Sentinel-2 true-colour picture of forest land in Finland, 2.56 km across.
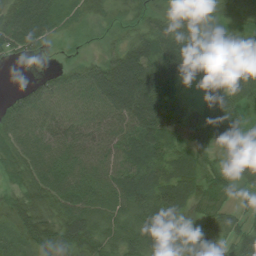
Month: August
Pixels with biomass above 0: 92%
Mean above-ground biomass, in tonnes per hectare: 54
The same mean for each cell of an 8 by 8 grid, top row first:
76 72 36 29 36 42 59 43
54 20 13 27 58 81 49 33
2 38 47 87 90 67 41 51
66 61 49 60 96 61 71 41
61 65 60 55 74 60 56 80
37 70 55 53 73 81 53 64
48 45 62 53 63 66 42 27
26 60 70 45 64 54 38 48
